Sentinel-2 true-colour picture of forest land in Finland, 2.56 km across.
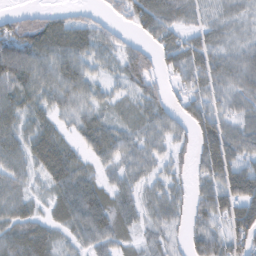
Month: February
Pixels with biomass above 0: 83%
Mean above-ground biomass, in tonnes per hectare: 46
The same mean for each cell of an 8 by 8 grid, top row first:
30 40 21 19 67 44 29 33
61 67 57 32 34 60 54 38
59 58 55 24 47 28 52 56
57 41 40 29 42 28 57 47
54 76 31 47 34 28 70 64
43 51 49 23 29 27 53 78
48 29 62 48 34 33 61 72
65 54 33 40 24 17 64 73
